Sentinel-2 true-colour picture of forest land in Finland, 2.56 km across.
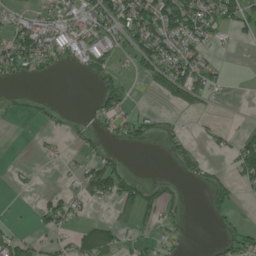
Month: June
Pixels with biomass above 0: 40%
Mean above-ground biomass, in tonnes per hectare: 34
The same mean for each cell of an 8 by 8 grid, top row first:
26 40 48 86 88 132 74 73
87 63 56 47 80 53 28 5
25 10 9 45 19 93 49 0
8 16 4 56 14 12 9 0
1 9 12 15 24 24 16 46
9 0 41 78 7 13 24 49
3 45 22 28 59 26 18 7
38 20 46 38 25 30 4 52
